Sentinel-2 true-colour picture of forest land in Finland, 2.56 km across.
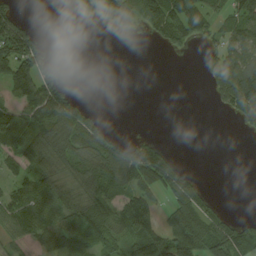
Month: August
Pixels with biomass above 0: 54%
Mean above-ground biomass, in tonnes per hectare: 70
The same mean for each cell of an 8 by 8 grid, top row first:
75 0 32 127 168 147 78 101
167 34 0 0 1 47 26 88
144 82 0 0 0 0 36 162
82 184 99 1 0 0 3 101
81 159 112 74 71 2 0 0
58 109 109 117 137 109 3 0
92 86 142 92 109 85 58 0
42 74 82 61 115 110 121 96
